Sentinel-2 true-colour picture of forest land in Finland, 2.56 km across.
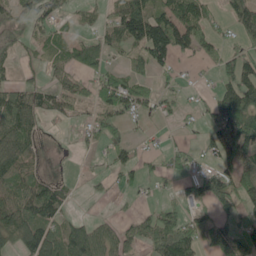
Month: May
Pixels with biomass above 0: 58%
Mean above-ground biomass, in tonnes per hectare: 60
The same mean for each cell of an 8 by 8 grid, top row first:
58 52 25 54 150 111 45 58
32 46 72 44 116 120 39 39
30 31 43 71 42 26 7 95
117 54 28 70 40 32 45 130
100 5 20 41 17 22 52 142
80 27 9 30 38 43 77 92
100 113 5 7 15 52 44 58
91 124 112 70 59 142 69 93
